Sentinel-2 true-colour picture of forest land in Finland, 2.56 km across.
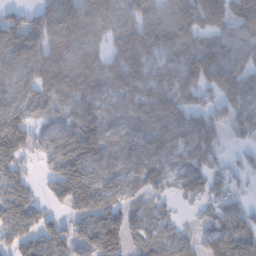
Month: January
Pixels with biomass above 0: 83%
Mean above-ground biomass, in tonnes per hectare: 90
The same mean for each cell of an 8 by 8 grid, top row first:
62 103 92 129 100 118 190 121
101 139 153 99 129 117 93 81
97 168 181 95 91 85 95 83
131 75 94 57 85 102 80 78
139 81 166 68 79 103 96 21
78 53 125 61 75 48 68 41
96 49 80 81 41 15 45 46
86 94 82 96 54 55 52 76
